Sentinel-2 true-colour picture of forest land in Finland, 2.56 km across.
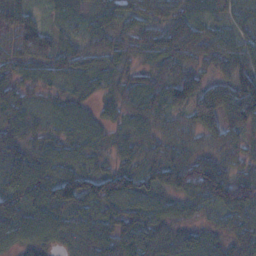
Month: November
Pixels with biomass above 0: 91%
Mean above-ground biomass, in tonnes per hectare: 53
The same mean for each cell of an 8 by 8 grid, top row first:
73 18 30 25 45 49 29 46
58 57 39 37 44 60 39 61
40 38 52 33 46 91 37 74
60 31 49 30 62 55 101 79
53 36 36 30 32 42 29 42
87 65 67 78 62 91 113 51
53 75 53 45 51 35 38 90
39 41 55 81 88 50 46 54
